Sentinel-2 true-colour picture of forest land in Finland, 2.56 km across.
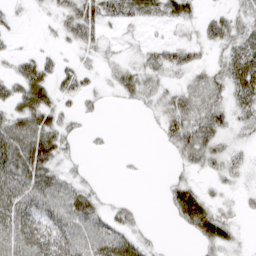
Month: March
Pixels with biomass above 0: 62%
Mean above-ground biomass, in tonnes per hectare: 27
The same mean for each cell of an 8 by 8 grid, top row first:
7 10 61 34 23 30 22 25
6 8 25 9 18 41 25 44
37 37 29 15 31 13 26 60
33 41 16 1 7 33 40 30
52 53 11 4 0 33 43 13
53 41 13 0 3 14 15 15
57 42 56 19 6 44 40 12
57 45 51 53 18 1 37 11
